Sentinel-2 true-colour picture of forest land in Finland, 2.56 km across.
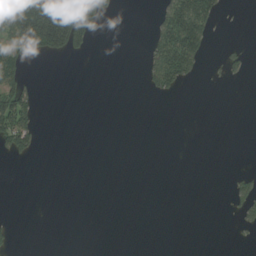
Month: August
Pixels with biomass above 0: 16%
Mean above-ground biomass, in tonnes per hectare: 24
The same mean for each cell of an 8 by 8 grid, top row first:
128 207 178 20 0 102 77 1
78 99 44 0 17 118 29 12
59 0 0 0 21 67 5 11
116 0 0 0 0 0 0 0
67 0 0 0 0 0 0 0
0 0 0 0 0 0 0 18
0 0 0 0 0 0 0 28
9 0 0 0 0 0 0 4
